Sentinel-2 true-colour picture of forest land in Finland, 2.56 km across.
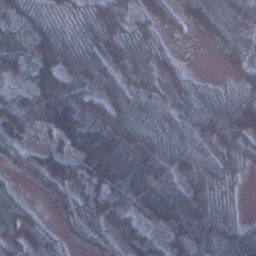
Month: January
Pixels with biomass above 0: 86%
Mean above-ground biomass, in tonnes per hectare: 62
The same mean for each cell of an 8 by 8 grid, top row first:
46 27 26 117 55 56 92 74
47 122 56 99 71 10 25 63
51 136 83 72 67 50 7 25
102 108 93 105 47 43 86 125
38 29 101 116 72 60 63 62
11 64 58 89 103 65 57 24
51 2 26 76 67 96 70 9
38 35 13 28 52 65 95 76
